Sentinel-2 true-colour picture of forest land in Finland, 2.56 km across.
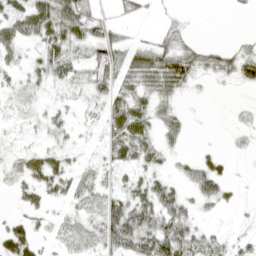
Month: April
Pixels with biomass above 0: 64%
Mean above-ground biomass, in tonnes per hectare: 30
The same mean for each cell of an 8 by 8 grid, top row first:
38 61 57 18 21 10 0 4
27 45 34 66 52 36 22 15
15 27 28 62 50 60 12 29
11 16 12 55 34 16 1 3
9 17 23 39 38 13 2 4
18 51 40 16 28 17 46 1
10 23 35 53 67 53 16 6
49 34 34 57 62 85 33 13
